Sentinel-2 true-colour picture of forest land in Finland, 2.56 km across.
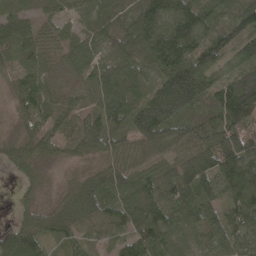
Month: April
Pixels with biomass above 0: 92%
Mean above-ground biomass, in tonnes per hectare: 68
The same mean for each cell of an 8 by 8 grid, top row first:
41 24 24 39 100 135 74 85
56 35 55 55 89 139 87 74
37 34 39 75 57 183 97 79
31 51 61 84 120 118 60 127
36 59 74 63 68 75 67 85
18 9 31 66 39 70 83 96
18 37 111 67 103 66 63 75
103 57 39 47 83 50 60 63
